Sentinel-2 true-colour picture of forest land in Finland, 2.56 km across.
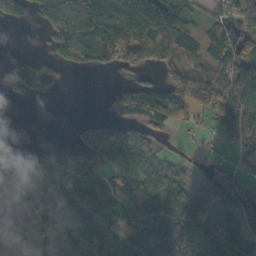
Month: October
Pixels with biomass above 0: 69%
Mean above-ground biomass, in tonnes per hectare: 77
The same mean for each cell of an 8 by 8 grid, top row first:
72 148 275 240 260 138 30 70
0 36 135 158 138 127 73 93
57 50 0 10 43 73 84 154
0 0 0 41 136 63 47 99
8 24 48 101 83 8 8 42
40 90 88 61 90 46 60 33
31 106 81 59 80 73 76 126
95 75 69 48 79 96 72 96
